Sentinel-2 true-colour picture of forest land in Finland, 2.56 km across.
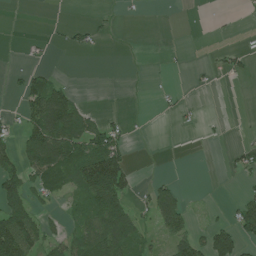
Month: July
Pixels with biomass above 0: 32%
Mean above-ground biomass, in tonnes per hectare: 36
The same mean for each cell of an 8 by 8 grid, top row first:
0 0 0 6 2 0 1 3
1 6 19 1 1 2 3 16
10 55 0 0 2 1 6 10
13 148 63 6 1 12 1 0
46 155 94 101 0 0 3 20
69 81 98 165 2 5 0 23
101 16 38 114 29 91 6 49
153 48 63 131 39 56 67 65
